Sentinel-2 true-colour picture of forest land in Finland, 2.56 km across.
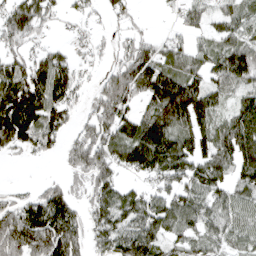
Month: April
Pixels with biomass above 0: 75%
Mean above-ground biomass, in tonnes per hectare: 81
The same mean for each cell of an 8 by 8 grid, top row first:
92 54 32 39 7 26 60 65
53 44 29 29 66 52 46 93
116 132 45 78 135 115 72 103
160 121 36 116 65 165 94 98
93 62 92 116 166 113 91 148
0 10 42 74 62 90 103 74
79 138 47 101 97 94 80 62
144 163 80 82 119 50 53 45
